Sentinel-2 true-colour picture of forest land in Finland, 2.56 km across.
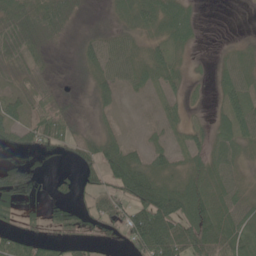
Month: June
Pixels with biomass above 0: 71%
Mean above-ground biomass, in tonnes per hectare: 36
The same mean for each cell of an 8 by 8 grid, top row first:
57 65 16 14 45 64 0 0
47 26 16 27 24 31 1 16
19 23 11 29 27 22 8 41
27 46 12 14 5 15 11 50
31 46 29 36 17 18 34 43
110 23 40 56 63 32 44 24
39 33 36 49 79 75 60 43
46 31 34 16 75 80 66 80
